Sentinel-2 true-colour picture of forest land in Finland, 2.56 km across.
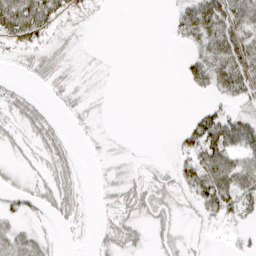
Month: April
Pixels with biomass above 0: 50%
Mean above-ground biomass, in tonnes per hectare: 25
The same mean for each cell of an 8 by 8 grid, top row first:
90 51 27 1 0 22 59 54
28 30 9 0 0 5 46 68
7 22 10 2 0 2 42 56
36 19 14 2 0 0 22 22
18 43 4 5 1 16 73 49
14 30 18 13 19 33 71 66
17 26 24 20 40 24 39 37
31 12 4 38 18 22 5 6
